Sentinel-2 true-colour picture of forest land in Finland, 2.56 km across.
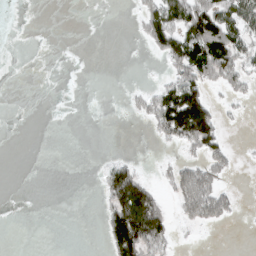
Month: March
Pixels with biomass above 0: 30%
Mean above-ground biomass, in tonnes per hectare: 27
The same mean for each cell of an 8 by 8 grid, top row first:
0 0 0 0 41 74 93 61
0 0 0 0 13 81 101 54
0 0 0 0 0 54 53 44
0 0 0 0 27 134 74 7
0 0 0 0 2 34 73 2
0 0 0 58 24 46 61 3
0 0 0 69 125 25 85 10
0 0 0 66 120 18 0 0
